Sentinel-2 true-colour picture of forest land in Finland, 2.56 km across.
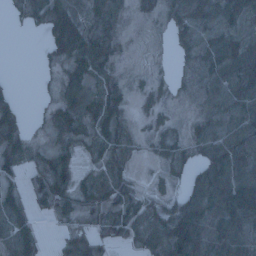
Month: January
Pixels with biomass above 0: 75%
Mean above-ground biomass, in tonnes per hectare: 41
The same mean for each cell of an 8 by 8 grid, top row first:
12 59 56 38 16 48 68 63
0 31 85 32 5 22 57 50
5 4 41 25 12 14 45 76
36 16 52 49 17 9 37 72
42 19 27 43 13 36 51 80
30 59 25 42 6 24 69 79
53 22 39 40 43 54 81 86
63 6 34 37 38 73 69 71
